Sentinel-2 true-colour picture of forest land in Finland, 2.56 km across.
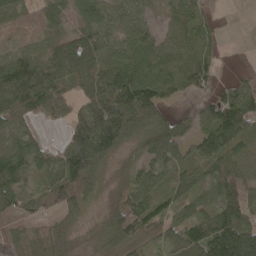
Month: April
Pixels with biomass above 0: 81%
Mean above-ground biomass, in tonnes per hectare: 59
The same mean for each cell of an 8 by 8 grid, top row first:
17 23 28 61 46 45 17 0
31 45 108 64 84 54 25 0
127 85 60 110 99 58 37 32
68 61 65 126 107 17 51 130
45 26 137 138 37 56 89 60
55 40 104 14 48 43 44 63
45 41 37 35 72 38 36 95
30 61 16 46 31 45 116 146
